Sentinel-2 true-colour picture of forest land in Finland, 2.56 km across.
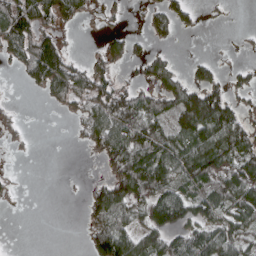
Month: April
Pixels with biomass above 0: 54%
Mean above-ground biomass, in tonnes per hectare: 55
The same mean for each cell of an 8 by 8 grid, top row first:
120 86 47 14 19 59 7 0
78 105 2 47 22 10 1 7
5 98 75 54 34 49 51 26
11 3 42 111 95 99 161 55
9 0 11 99 97 84 120 92
7 0 1 66 146 88 96 87
2 0 7 130 62 120 78 77
0 0 3 152 78 68 87 71
